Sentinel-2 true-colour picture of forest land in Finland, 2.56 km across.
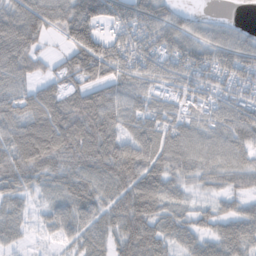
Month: November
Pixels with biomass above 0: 86%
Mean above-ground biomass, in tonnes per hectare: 75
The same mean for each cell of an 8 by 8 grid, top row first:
99 98 155 116 94 49 18 5
116 20 152 110 97 105 86 93
75 47 73 85 80 73 74 82
76 106 121 100 57 55 70 89
88 114 101 92 89 84 73 83
90 59 71 89 97 64 50 65
42 36 78 61 90 41 27 35
29 13 51 53 105 49 50 74
